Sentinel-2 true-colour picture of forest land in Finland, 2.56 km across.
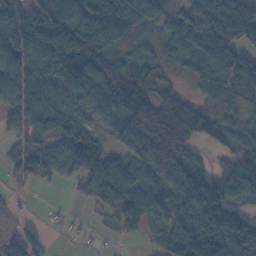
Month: November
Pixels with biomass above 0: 83%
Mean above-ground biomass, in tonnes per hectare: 77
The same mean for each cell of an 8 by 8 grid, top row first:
89 150 102 105 83 61 113 108
79 141 117 58 38 59 112 80
94 130 100 77 46 24 54 96
76 112 69 64 104 130 50 49
36 75 98 39 143 104 22 58
28 38 65 97 86 101 80 102
6 2 3 60 93 80 173 70
53 15 4 8 23 114 150 141
